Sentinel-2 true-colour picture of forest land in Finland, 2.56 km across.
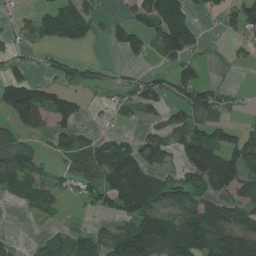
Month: July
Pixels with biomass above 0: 56%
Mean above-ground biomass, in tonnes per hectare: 67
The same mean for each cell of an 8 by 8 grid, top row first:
20 64 103 16 79 145 24 91
23 35 23 24 42 136 15 24
75 30 38 17 45 71 25 1
123 99 45 31 52 41 92 16
59 22 48 72 57 57 117 72
106 32 58 132 122 33 153 109
15 32 8 76 116 103 101 64
13 35 57 90 170 160 165 179
